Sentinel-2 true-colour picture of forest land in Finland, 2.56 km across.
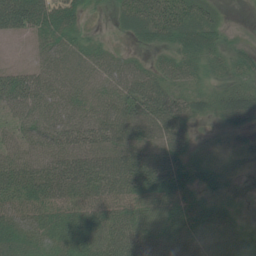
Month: July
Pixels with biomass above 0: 90%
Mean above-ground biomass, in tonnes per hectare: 46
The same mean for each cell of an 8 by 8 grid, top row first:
103 73 33 17 73 72 44 3
3 38 39 17 23 48 50 25
46 48 45 42 54 40 24 29
34 46 43 52 72 52 26 60
38 42 51 53 60 59 10 19
62 71 79 90 96 74 29 4
45 49 43 50 42 46 29 7
41 38 48 62 56 50 44 61
